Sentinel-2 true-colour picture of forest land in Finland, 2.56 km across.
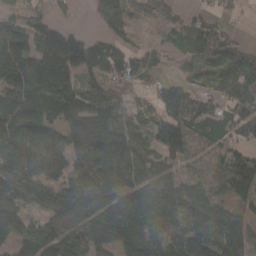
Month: March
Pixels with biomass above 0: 83%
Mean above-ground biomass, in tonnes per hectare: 99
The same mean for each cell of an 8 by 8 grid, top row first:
49 63 5 135 31 37 39 15
154 198 153 91 32 26 130 71
160 221 97 76 33 42 47 103
162 126 172 115 39 93 86 95
133 128 156 153 79 101 61 54
121 115 110 154 89 58 52 137
102 74 150 150 134 82 136 73
86 94 83 131 123 92 120 128
